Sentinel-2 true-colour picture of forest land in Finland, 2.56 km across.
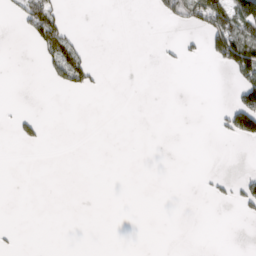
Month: March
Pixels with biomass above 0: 11%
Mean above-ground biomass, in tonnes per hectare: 12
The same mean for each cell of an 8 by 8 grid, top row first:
14 51 0 0 0 34 83 100
0 40 25 0 0 7 38 122
0 12 36 0 0 0 0 49
6 0 0 0 0 0 0 96
9 4 0 0 0 0 0 11
0 0 0 0 0 0 5 10
0 0 0 0 0 0 1 15
2 0 0 0 0 0 0 0
